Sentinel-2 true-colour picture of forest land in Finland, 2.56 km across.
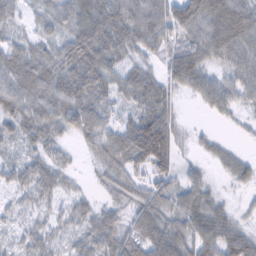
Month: February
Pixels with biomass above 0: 87%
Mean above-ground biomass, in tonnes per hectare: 55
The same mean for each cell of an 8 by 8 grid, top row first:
31 37 67 84 84 78 103 108
44 38 91 77 52 53 86 78
72 73 94 53 55 64 49 53
62 63 89 36 63 31 23 25
30 47 25 70 151 57 19 8
37 53 12 44 47 50 21 34
22 29 32 37 65 57 59 15
23 38 37 67 79 80 74 79
